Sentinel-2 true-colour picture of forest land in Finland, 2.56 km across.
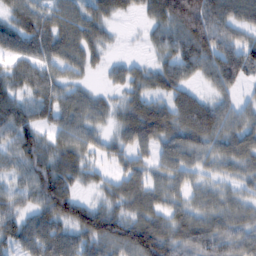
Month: February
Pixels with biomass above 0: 85%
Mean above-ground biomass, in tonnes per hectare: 65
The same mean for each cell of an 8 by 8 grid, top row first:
63 60 63 41 28 119 108 63
57 73 69 14 15 73 97 83
57 66 29 23 48 64 44 64
83 70 75 41 90 87 89 56
81 58 65 37 67 80 66 73
43 100 45 37 61 56 34 44
51 83 84 58 76 50 61 58
72 97 73 105 143 84 58 71
